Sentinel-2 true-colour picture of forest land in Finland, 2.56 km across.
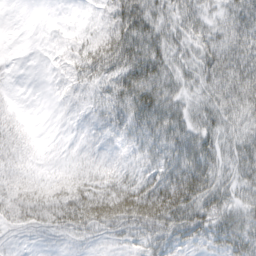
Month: March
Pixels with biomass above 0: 82%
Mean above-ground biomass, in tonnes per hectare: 29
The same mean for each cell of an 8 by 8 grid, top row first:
0 0 2 48 62 37 26 42
0 3 23 57 55 34 38 48
1 4 22 36 56 30 40 51
9 1 9 30 47 33 31 38
21 3 8 13 27 41 34 35
22 13 22 21 25 51 43 32
38 41 49 64 61 61 44 30
7 8 12 10 27 30 27 44
